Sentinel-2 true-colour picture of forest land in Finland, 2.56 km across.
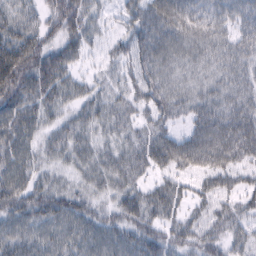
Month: February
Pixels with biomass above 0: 91%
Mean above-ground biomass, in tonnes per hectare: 54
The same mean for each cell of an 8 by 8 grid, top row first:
48 47 60 23 95 92 49 57
89 61 46 32 78 62 57 59
101 72 30 31 70 46 43 49
76 45 39 51 42 49 61 61
66 37 43 34 59 70 76 79
68 33 32 48 34 47 56 40
70 72 50 36 65 43 37 41
64 55 51 53 63 50 47 34
